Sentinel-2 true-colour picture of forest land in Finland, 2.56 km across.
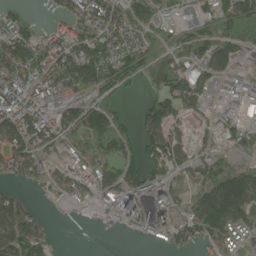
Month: July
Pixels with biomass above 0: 65%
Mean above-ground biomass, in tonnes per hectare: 63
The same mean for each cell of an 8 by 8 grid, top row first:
29 16 86 82 65 34 41 71
113 89 95 80 44 41 74 49
101 89 95 55 10 80 72 51
117 88 66 53 56 86 36 39
92 64 35 61 73 91 36 47
47 48 76 62 90 48 60 106
65 5 18 67 68 90 148 115
92 39 0 2 32 67 59 53
